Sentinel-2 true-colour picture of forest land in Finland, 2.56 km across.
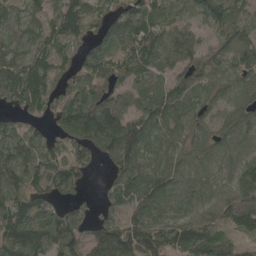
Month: May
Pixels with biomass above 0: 89%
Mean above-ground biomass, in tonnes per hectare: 89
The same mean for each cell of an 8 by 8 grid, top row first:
64 64 86 81 104 53 79 62
83 78 64 78 102 113 66 81
104 93 96 78 71 67 80 71
64 76 160 135 88 103 66 81
100 89 126 177 114 83 81 46
102 143 61 67 107 74 48 60
141 96 51 57 106 80 78 135
133 96 68 128 124 95 93 46
